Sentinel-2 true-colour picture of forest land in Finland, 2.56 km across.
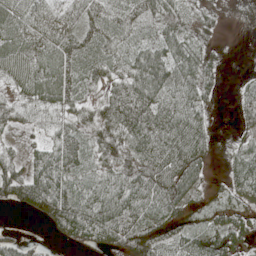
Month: May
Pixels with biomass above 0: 83%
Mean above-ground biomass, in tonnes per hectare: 52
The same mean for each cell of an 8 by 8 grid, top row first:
58 45 45 46 50 57 19 13
59 44 57 47 49 59 21 1
50 73 50 44 88 72 37 12
29 34 37 65 96 76 27 38
11 38 55 51 77 76 36 22
69 90 46 47 80 75 28 52
42 99 72 92 80 65 35 39
43 16 56 72 79 52 70 53
